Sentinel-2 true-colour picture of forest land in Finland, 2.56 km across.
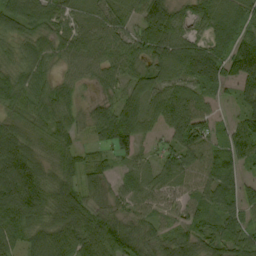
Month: September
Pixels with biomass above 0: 92%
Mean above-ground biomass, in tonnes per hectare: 66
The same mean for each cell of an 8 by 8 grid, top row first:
84 79 40 58 85 68 81 72
47 59 62 62 69 96 72 98
64 50 41 50 64 69 73 74
55 64 41 68 82 87 41 23
93 50 38 61 26 66 59 75
134 65 40 33 57 72 73 53
113 88 74 50 58 49 58 59
66 87 93 101 66 62 69 75
